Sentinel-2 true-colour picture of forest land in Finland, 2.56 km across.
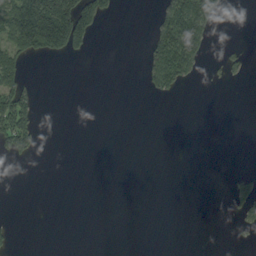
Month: September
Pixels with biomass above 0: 16%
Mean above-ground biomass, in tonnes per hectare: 24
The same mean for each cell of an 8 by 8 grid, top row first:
128 207 178 20 0 102 77 1
78 99 44 0 17 118 29 12
59 0 0 0 21 67 5 11
116 0 0 0 0 0 0 0
67 0 0 0 0 0 0 0
0 0 0 0 0 0 0 18
0 0 0 0 0 0 0 28
9 0 0 0 0 0 0 4
